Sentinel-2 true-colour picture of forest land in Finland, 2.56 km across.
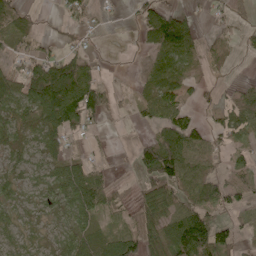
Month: May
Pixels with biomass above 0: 65%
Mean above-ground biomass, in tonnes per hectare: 45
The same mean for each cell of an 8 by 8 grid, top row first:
42 3 31 4 47 76 11 17
30 19 21 1 27 116 19 11
56 162 115 9 26 58 15 11
58 89 101 27 29 62 13 65
36 52 16 4 42 87 44 26
28 33 70 15 39 83 51 33
27 22 72 47 64 63 55 30
26 23 45 62 75 98 115 26
